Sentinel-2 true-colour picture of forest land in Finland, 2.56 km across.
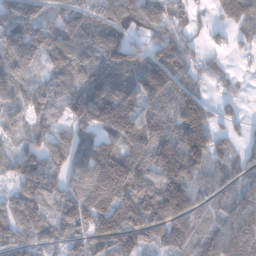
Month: January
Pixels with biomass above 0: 88%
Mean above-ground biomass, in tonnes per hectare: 124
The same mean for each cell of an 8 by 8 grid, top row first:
153 81 137 141 192 136 43 157
181 124 124 153 76 147 54 34
129 84 120 162 143 148 71 38
70 109 149 221 136 158 124 42
57 112 124 127 171 165 177 51
97 134 119 253 169 122 67 58
115 91 157 219 216 139 67 102
110 99 92 209 126 120 104 110
